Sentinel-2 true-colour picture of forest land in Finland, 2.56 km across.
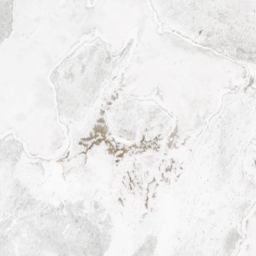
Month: May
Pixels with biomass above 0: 37%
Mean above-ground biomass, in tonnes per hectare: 3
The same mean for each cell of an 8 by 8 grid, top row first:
6 0 0 0 1 6 7 7
1 0 2 3 1 1 5 9
0 3 5 3 0 0 0 4
0 2 5 2 2 1 1 3
5 1 1 2 3 0 3 3
5 2 1 1 1 0 3 2
8 7 6 3 1 1 2 4
8 9 10 5 5 2 4 6
